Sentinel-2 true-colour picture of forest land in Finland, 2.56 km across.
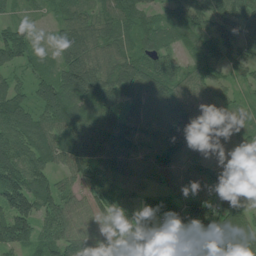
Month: July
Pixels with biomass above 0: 92%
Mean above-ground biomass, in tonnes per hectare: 86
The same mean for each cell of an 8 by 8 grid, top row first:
27 23 68 76 49 57 86 72
111 28 105 75 61 45 74 66
43 70 132 116 110 82 71 39
128 97 88 91 95 139 87 30
124 92 129 107 85 126 80 22
140 94 67 90 76 78 64 11
144 97 56 91 85 112 103 73
114 74 79 76 134 128 146 147
